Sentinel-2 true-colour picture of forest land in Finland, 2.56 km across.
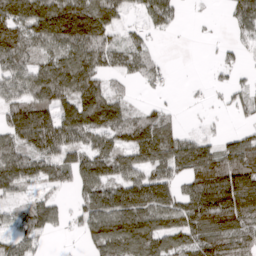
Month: April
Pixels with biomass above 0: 75%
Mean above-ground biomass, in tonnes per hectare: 93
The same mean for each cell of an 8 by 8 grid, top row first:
157 186 200 113 69 51 6 83
153 94 136 99 71 1 2 34
96 152 151 57 50 5 14 24
111 109 150 116 47 19 11 38
109 122 94 94 148 108 62 85
126 84 92 100 103 84 143 136
39 85 58 154 159 116 151 150
68 23 27 172 166 100 109 107
